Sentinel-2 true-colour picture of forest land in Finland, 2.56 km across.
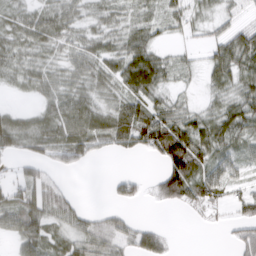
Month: March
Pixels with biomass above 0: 73%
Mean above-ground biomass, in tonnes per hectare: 37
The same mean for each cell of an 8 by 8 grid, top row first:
38 45 32 31 26 34 26 17
41 38 35 33 49 13 25 56
30 38 42 42 71 24 23 42
20 38 58 44 53 41 29 47
49 57 61 42 51 97 55 36
22 26 5 14 12 83 51 19
66 59 25 20 6 17 35 31
38 46 43 53 46 5 0 35
